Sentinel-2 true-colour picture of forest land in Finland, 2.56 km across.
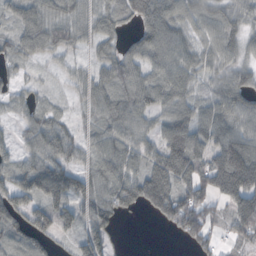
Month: October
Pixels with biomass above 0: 84%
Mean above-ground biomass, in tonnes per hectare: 68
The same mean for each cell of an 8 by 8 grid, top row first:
70 79 63 69 86 89 75 58
59 60 34 36 85 92 56 59
30 12 36 73 65 82 46 62
25 41 18 80 70 78 69 82
36 81 46 84 58 111 81 104
71 122 70 84 89 110 98 162
85 104 72 81 52 111 63 108
56 49 63 45 0 17 61 48
